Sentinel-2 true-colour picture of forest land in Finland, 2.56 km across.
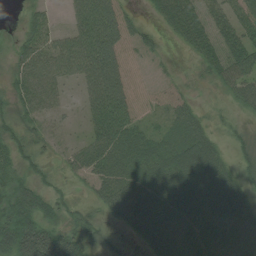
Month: August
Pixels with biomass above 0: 80%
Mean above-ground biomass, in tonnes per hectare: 46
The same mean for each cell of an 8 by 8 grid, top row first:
6 23 51 54 14 74 38 38
25 41 63 57 19 11 50 59
36 50 36 72 0 12 26 56
41 37 12 72 9 28 16 20
44 24 19 64 67 55 56 25
34 24 24 62 68 81 97 41
70 45 24 53 79 85 83 71
96 70 47 16 47 77 82 64
